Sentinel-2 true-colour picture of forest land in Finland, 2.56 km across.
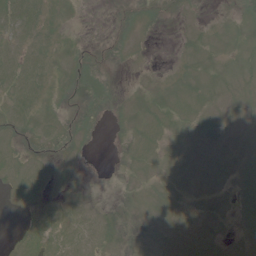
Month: June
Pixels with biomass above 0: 54%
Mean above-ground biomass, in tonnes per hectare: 4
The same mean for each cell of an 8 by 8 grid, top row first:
10 4 1 2 3 2 1 1
5 4 4 4 2 1 6 3
7 3 7 3 2 2 8 6
6 4 8 2 7 10 7 3
3 4 3 0 9 4 4 4
7 6 2 0 4 4 6 5
3 6 6 2 1 4 3 5
4 12 10 5 3 4 6 3
